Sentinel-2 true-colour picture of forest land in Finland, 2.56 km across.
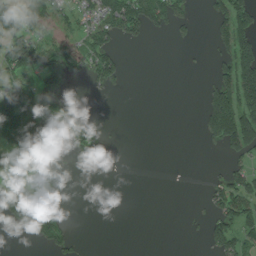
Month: August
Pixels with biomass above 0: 37%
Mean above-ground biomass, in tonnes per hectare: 44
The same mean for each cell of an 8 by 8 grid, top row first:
93 81 39 101 105 54 29 104
101 82 62 51 6 3 11 105
72 40 15 55 0 0 19 150
130 72 30 0 0 0 88 125
55 22 71 16 0 0 27 93
49 33 12 7 8 8 15 55
99 88 0 0 0 0 27 97
0 66 12 0 0 0 40 82
